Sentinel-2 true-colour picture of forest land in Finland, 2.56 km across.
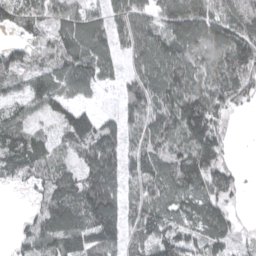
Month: April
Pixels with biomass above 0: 86%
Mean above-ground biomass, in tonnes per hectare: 104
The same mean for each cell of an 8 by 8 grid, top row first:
95 90 97 97 87 133 126 134
75 90 142 96 118 105 107 150
90 105 124 51 137 134 117 145
64 67 89 38 138 158 148 22
136 100 118 131 119 112 147 4
84 112 107 127 109 126 129 39
0 112 136 153 120 110 122 16
48 119 120 117 103 106 115 63
